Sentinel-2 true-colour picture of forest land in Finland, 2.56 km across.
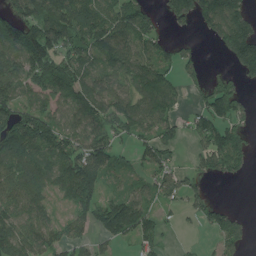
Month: July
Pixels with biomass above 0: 72%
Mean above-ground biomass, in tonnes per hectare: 96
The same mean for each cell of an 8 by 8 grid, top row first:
130 177 150 111 118 88 143 131
158 174 124 143 94 53 10 184
125 138 121 93 126 54 57 54
126 90 101 113 109 62 97 63
165 153 108 92 73 52 110 87
111 79 204 74 59 77 62 32
98 66 79 115 99 37 77 13
114 91 54 50 63 9 13 80
